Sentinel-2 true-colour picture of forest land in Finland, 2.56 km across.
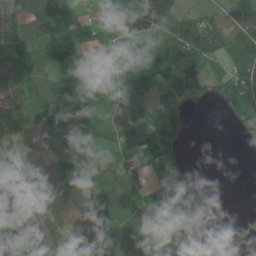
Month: June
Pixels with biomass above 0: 77%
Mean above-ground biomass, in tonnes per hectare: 75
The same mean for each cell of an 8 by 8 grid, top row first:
124 180 58 79 171 90 61 93
94 134 69 34 62 115 120 77
55 97 93 64 87 114 69 110
38 120 121 71 51 89 6 70
44 59 122 77 74 73 0 11
80 78 122 105 33 23 0 0
75 57 119 81 66 71 1 5
54 57 100 82 70 115 80 57
